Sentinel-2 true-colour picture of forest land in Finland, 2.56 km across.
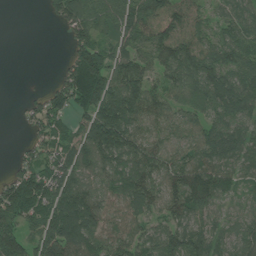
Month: July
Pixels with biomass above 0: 83%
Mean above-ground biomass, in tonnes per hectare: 88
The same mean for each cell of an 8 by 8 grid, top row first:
0 29 123 95 132 86 53 79
0 0 109 85 84 136 78 92
0 9 204 119 89 89 131 94
8 120 81 140 103 69 88 99
8 71 93 140 81 69 106 94
82 100 91 85 102 93 114 56
132 117 157 63 84 94 86 49
119 135 144 75 74 106 93 82
